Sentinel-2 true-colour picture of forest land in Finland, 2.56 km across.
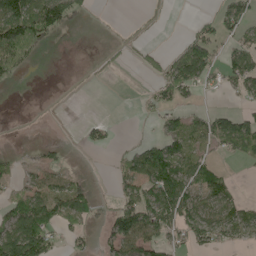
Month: May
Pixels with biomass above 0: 46%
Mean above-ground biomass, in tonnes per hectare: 45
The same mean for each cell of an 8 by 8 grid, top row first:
148 140 36 3 14 2 15 72
135 18 2 12 25 25 69 54
17 0 2 3 11 93 50 72
0 0 0 0 12 34 31 34
1 11 10 16 33 68 59 61
21 35 18 20 85 98 69 4
64 89 78 35 93 113 66 49
163 95 18 57 78 36 57 36
